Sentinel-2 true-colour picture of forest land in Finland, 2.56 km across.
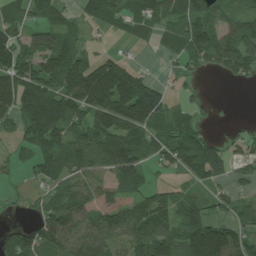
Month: July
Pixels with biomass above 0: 74%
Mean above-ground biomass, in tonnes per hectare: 91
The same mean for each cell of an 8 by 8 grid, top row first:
67 87 47 76 90 86 98 61
116 138 62 10 10 54 130 125
156 129 165 195 83 28 8 37
115 170 111 177 199 63 25 0
42 104 106 155 103 117 88 42
13 68 81 84 58 35 100 38
9 73 127 152 110 99 69 64
68 123 119 85 122 103 211 111
